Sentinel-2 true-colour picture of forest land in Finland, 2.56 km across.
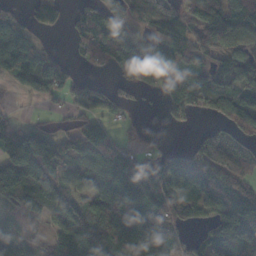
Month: October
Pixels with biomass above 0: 74%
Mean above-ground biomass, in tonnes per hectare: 81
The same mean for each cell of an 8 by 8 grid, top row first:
36 73 42 97 66 72 99 118
128 28 40 138 109 122 66 71
57 105 29 23 75 124 94 77
12 12 39 34 10 57 51 94
150 129 82 71 12 9 78 68
154 77 70 94 114 114 111 72
78 70 94 118 110 94 64 129
66 64 145 142 147 54 76 133
